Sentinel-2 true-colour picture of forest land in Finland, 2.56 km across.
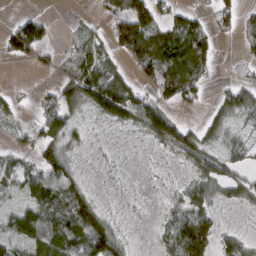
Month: March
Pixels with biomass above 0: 65%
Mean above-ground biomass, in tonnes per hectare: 51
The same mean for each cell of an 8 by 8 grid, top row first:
2 0 4 56 110 49 28 45
62 17 53 59 153 119 66 16
3 7 109 95 50 104 30 25
24 64 48 119 94 28 22 75
19 64 25 9 16 68 45 30
53 83 32 6 3 8 78 52
46 93 89 10 3 40 66 25
64 93 92 100 1 96 85 43
